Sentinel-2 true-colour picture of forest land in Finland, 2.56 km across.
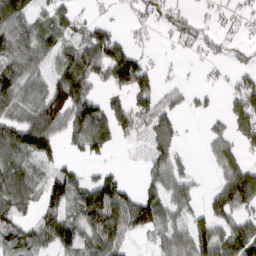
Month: March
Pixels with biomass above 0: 66%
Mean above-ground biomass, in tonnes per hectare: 62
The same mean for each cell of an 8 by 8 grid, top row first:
90 53 33 12 40 52 20 29
84 58 70 106 24 18 33 27
92 61 90 86 96 14 7 44
66 132 111 79 68 51 24 68
81 103 73 47 39 58 27 55
68 49 49 51 33 71 8 107
61 59 91 124 120 57 50 90
59 64 84 73 13 68 85 99
